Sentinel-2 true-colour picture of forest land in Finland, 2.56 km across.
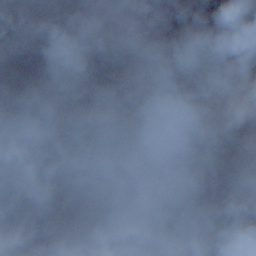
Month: November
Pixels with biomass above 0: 69%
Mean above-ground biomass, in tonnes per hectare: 80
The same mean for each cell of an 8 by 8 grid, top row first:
68 114 95 105 118 118 50 69
77 93 109 106 117 89 52 65
80 70 99 105 125 46 6 0
89 95 48 53 116 19 102 123
77 116 104 35 28 64 23 28
117 122 78 65 103 114 82 120
100 87 53 100 77 134 80 170
67 2 90 76 55 28 74 34
